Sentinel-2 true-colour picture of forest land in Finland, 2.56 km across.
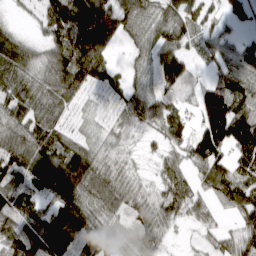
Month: March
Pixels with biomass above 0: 85%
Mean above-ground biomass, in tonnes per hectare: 81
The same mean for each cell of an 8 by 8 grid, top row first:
14 112 164 111 75 83 54 59
108 69 127 49 73 82 64 61
106 96 101 62 54 131 59 92
90 90 27 32 103 75 109 102
110 118 63 36 19 61 115 97
88 122 144 67 24 75 76 97
100 73 126 71 65 79 45 77
85 151 99 77 66 11 35 76
